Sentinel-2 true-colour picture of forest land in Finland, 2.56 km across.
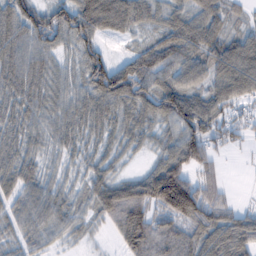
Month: February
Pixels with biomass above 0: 88%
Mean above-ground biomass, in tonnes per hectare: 65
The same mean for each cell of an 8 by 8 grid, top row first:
81 81 108 111 56 59 83 32
63 56 59 12 51 95 91 88
64 47 50 117 94 81 70 103
52 44 54 59 66 107 87 32
53 32 40 43 33 84 74 23
62 31 30 49 70 140 46 1
48 64 32 100 96 144 93 29
42 33 20 20 105 78 85 87
